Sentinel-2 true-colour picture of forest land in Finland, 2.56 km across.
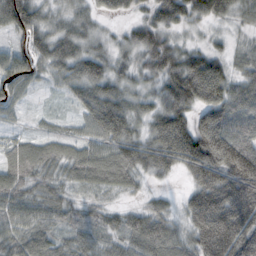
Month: October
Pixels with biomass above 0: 92%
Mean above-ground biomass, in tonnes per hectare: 78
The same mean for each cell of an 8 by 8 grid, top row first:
130 51 50 40 38 87 64 41
54 78 64 40 74 53 38 24
85 34 81 73 44 111 149 57
31 12 40 115 47 99 106 96
55 55 62 89 78 149 152 144
89 63 73 96 48 33 115 194
86 76 33 29 42 29 163 185
75 64 51 41 100 75 159 192
